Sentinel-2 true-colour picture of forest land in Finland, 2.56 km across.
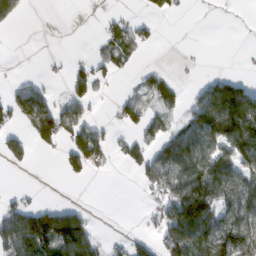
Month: February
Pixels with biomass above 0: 42%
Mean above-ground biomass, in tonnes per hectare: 44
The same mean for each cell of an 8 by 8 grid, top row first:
46 0 0 13 15 13 0 0
0 0 1 34 26 0 1 3
13 13 33 13 18 20 30 40
61 82 46 11 43 23 106 138
48 36 71 34 38 78 80 99
1 0 24 5 38 99 117 70
50 44 29 0 8 110 101 89
105 130 120 15 25 96 82 103
